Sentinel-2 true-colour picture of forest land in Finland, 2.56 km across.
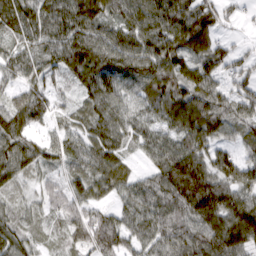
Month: March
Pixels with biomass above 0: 93%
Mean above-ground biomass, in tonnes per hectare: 74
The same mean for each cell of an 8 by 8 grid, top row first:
95 89 109 76 88 96 68 22
57 75 106 101 96 87 69 22
51 66 75 91 85 93 70 53
81 56 34 81 59 99 96 46
79 52 62 83 58 75 70 45
57 35 53 76 39 128 104 83
31 48 69 52 84 104 127 106
72 20 64 118 70 95 116 103
